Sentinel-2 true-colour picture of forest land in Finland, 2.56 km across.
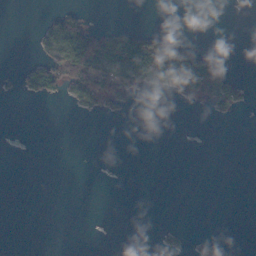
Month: November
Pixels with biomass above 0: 15%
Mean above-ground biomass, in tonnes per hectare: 15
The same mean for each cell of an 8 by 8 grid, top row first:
0 12 32 0 0 0 0 1
0 28 113 84 85 65 3 0
9 53 89 69 57 63 91 13
0 0 20 13 0 0 5 9
0 0 0 0 0 0 0 0
0 0 0 0 0 0 0 0
0 0 0 0 0 0 0 0
0 0 0 1 0 8 6 0
